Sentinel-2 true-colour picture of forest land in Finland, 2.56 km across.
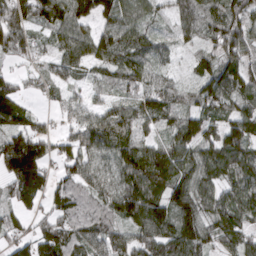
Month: March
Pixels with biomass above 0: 88%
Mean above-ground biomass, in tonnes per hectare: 89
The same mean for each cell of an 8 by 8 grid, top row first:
100 109 112 102 75 63 91 97
83 44 91 114 86 40 62 103
50 52 36 56 77 40 98 98
99 25 59 59 83 83 81 77
143 81 84 90 82 115 96 115
156 79 82 75 143 111 96 101
69 66 83 84 139 131 86 102
74 134 96 103 106 143 88 80
